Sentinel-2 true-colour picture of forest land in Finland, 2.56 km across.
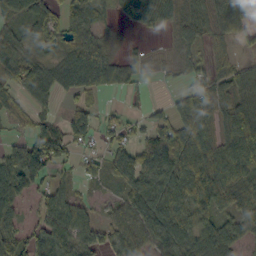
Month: October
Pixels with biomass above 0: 77%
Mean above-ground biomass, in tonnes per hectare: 59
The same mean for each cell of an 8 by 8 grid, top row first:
39 58 46 25 79 46 59 69
48 45 64 19 14 20 35 29
50 52 87 78 21 14 61 57
33 28 57 18 17 65 84 89
42 106 50 56 65 105 90 122
84 64 32 55 121 87 113 82
36 66 46 29 88 80 79 62
62 80 73 57 66 73 74 50
